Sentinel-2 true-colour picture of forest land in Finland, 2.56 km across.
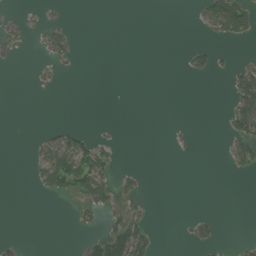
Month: July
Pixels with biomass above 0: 16%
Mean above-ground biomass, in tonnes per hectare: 17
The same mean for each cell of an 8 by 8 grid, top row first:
11 10 0 0 0 0 64 100
18 33 6 0 0 1 28 3
0 7 0 0 0 0 9 60
0 0 0 0 0 0 0 79
0 39 57 16 0 5 0 49
0 77 98 39 14 0 0 10
0 0 24 28 11 0 1 0
8 0 11 94 64 2 33 9
